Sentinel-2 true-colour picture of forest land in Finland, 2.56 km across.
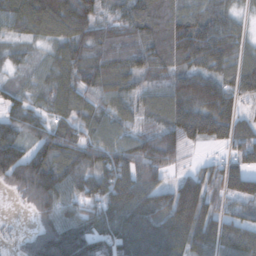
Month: November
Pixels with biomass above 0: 90%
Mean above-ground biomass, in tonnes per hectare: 92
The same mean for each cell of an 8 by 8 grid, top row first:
93 130 131 53 103 97 81 28
34 42 86 92 102 117 126 58
37 60 85 88 68 92 134 99
69 62 68 72 59 121 167 69
103 87 89 89 92 99 62 74
102 139 96 118 102 44 82 130
4 81 76 124 131 175 119 32
14 138 127 101 156 130 126 114
